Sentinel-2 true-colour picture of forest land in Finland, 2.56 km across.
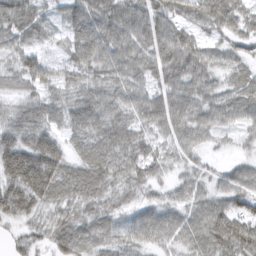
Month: March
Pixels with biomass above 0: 93%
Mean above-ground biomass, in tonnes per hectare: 63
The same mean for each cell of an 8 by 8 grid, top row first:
68 26 71 78 71 58 82 62
51 20 79 80 72 107 48 39
54 59 64 65 58 74 58 43
57 66 78 68 61 84 59 49
93 90 49 88 60 50 29 19
112 120 81 81 60 31 33 47
86 55 63 48 51 49 65 64
28 46 64 46 55 54 82 96
